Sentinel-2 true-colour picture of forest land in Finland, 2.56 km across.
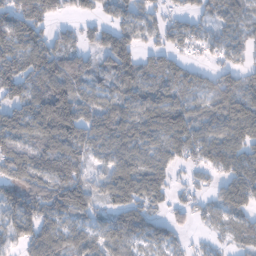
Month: January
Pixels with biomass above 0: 83%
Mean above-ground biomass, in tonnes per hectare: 82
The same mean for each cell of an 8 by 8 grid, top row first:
103 76 43 51 54 39 55 62
111 111 65 122 50 53 42 55
124 132 94 72 77 77 51 78
89 180 121 85 89 100 69 125
104 115 102 89 81 86 85 92
111 128 82 100 109 28 34 94
112 132 104 73 77 39 46 88
78 117 77 74 59 36 20 47
